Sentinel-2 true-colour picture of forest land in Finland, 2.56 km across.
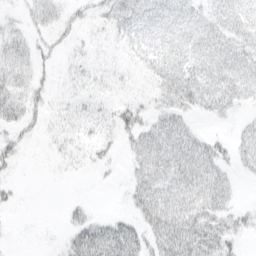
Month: March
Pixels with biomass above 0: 60%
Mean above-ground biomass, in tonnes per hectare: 22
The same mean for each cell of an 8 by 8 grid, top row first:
6 23 10 27 33 37 28 31
25 9 5 5 28 34 35 34
25 7 7 8 9 45 38 41
26 11 9 15 19 34 21 10
14 4 8 8 39 46 28 23
3 0 2 2 36 49 41 8
5 0 10 1 39 50 37 13
1 1 43 67 34 52 48 14
